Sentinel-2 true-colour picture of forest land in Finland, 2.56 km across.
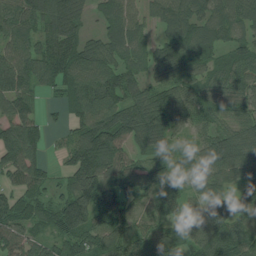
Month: July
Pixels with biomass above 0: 88%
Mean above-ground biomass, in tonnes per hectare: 87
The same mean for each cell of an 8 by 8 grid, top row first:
108 99 63 71 56 86 75 80
99 81 92 76 60 107 73 56
104 77 112 96 66 90 59 73
96 19 95 121 134 132 65 59
133 37 119 131 79 37 85 125
75 41 124 90 90 59 83 75
95 61 169 114 47 58 101 102
94 57 100 96 86 84 134 114
